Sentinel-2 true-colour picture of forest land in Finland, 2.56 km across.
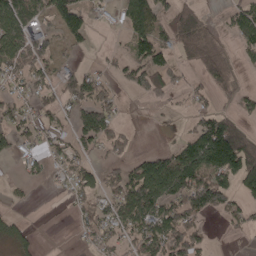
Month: April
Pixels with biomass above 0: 54%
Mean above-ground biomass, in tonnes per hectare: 72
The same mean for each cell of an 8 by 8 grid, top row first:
98 79 105 20 124 91 34 67
118 90 30 17 110 73 116 44
58 48 92 41 114 52 67 34
80 44 86 67 1 13 76 45
63 48 65 79 2 53 216 187
17 27 79 51 157 181 154 145
15 0 38 75 131 110 123 63
47 0 17 52 114 127 38 9
